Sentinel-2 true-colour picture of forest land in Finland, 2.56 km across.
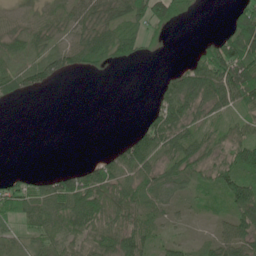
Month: June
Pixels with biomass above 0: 66%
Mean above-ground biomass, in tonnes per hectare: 43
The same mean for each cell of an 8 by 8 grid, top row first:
22 31 51 52 62 73 1 73
32 34 61 68 29 0 46 104
51 50 5 3 0 44 112 121
0 0 0 0 10 71 39 39
0 0 0 10 76 55 36 56
20 27 51 66 53 55 42 78
68 70 85 74 55 25 18 77
34 55 59 65 57 21 17 69
